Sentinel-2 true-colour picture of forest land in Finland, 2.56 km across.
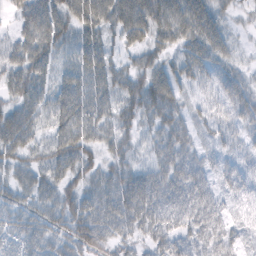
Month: February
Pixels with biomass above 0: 90%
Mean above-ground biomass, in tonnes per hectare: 49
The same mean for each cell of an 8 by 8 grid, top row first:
26 71 67 64 78 70 57 13
45 67 69 30 47 41 64 11
58 48 71 58 63 50 34 37
57 56 76 47 51 40 25 38
68 51 64 43 26 47 20 28
35 46 54 48 54 53 33 36
40 49 72 64 71 57 54 19
44 52 71 44 35 50 50 24
